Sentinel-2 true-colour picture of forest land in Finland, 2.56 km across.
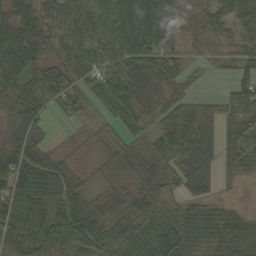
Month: September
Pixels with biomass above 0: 88%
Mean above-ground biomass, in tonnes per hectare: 50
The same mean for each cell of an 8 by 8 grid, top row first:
52 37 50 67 62 34 40 53
68 39 59 59 75 49 20 35
53 58 48 34 44 44 10 46
43 33 37 22 34 63 51 57
52 23 11 34 38 76 51 56
93 91 44 25 43 63 29 23
68 60 68 50 52 71 44 13
57 56 70 68 62 98 58 53
